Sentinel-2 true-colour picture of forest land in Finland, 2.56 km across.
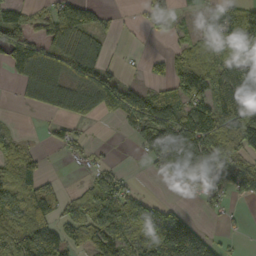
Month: October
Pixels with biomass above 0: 63%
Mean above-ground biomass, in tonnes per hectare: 69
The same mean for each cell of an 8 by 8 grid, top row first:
50 56 117 22 35 30 23 74
120 86 96 18 4 38 70 115
53 101 92 65 26 102 113 147
3 44 79 79 127 70 104 154
49 18 32 4 63 121 111 118
90 25 10 40 6 77 108 96
71 65 50 81 78 38 22 7
99 131 40 93 81 167 77 7
